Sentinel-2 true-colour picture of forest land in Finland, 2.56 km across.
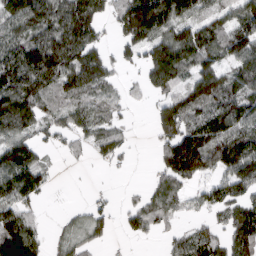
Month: March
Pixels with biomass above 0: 72%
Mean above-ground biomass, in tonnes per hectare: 86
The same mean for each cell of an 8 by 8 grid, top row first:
110 127 157 62 212 131 78 93
114 158 147 36 86 154 120 121
156 114 117 50 52 100 124 93
157 55 57 35 6 106 89 119
125 34 34 77 1 142 144 140
133 41 1 5 5 110 58 132
100 6 16 32 76 42 51 93
192 38 57 26 25 46 82 118
